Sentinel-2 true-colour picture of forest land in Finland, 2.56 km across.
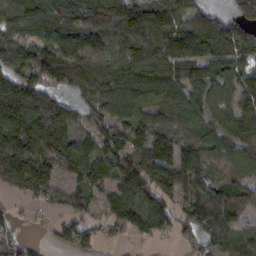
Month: February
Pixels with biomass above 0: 85%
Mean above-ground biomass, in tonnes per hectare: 108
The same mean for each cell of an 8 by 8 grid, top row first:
119 111 109 151 146 122 87 80
91 90 98 83 148 119 134 116
143 121 138 125 125 127 108 84
187 160 61 108 95 111 79 104
179 154 110 111 120 108 96 120
157 105 99 109 167 165 107 111
14 38 65 99 147 83 164 93
63 20 82 25 43 43 107 119
